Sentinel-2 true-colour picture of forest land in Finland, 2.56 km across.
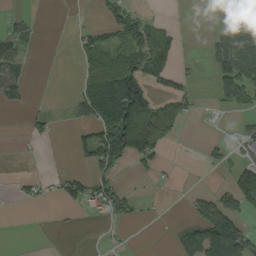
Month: September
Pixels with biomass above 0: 33%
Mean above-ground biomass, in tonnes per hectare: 39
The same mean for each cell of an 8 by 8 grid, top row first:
9 0 0 38 26 2 2 58
47 0 29 75 69 28 33 127
48 0 22 91 97 39 10 109
10 16 39 133 135 64 4 30
2 8 40 136 103 11 19 24
9 10 31 45 13 4 1 73
2 3 21 58 6 0 89 72
0 0 0 2 0 24 166 143
